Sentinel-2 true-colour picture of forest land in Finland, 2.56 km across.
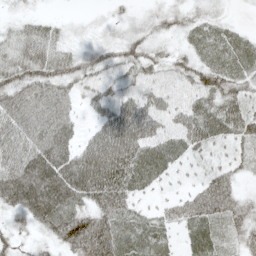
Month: May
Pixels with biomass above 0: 88%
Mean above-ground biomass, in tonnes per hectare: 44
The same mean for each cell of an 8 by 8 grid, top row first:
15 13 5 10 18 25 30 5
43 46 24 35 44 21 43 42
51 56 39 31 36 29 50 40
69 70 20 50 57 34 50 53
68 84 45 83 61 43 44 29
89 108 98 96 60 16 26 17
52 91 53 62 18 24 45 36
27 30 79 69 53 18 42 26
